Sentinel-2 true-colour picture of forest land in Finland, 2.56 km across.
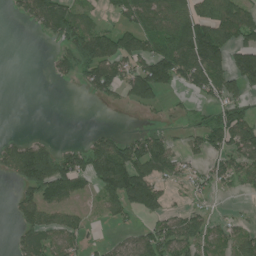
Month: June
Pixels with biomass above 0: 53%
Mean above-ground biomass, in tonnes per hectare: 72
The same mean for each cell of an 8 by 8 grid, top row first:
23 130 87 32 104 126 120 140
0 11 105 109 93 158 191 115
0 10 43 99 151 88 136 104
0 0 0 5 20 18 41 70
54 38 29 104 97 39 94 97
72 175 113 171 138 54 49 69
60 88 24 49 94 33 29 6
39 80 46 18 79 126 69 74
